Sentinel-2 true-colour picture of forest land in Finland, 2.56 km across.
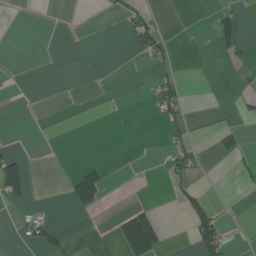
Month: July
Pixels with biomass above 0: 13%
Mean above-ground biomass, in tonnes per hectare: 11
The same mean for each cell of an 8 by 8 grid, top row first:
0 0 0 8 21 3 4 14
0 0 1 0 24 5 1 21
0 0 0 0 1 18 0 5
0 0 0 0 1 25 2 10
2 0 0 2 0 15 2 13
63 0 43 12 0 19 1 13
9 4 33 1 25 9 38 0
4 32 16 17 111 0 60 6
